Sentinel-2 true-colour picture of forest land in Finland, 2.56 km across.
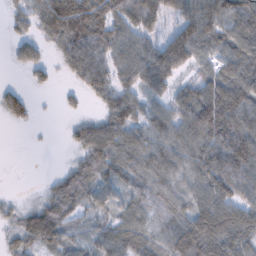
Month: February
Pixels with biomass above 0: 81%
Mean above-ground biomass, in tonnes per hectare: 61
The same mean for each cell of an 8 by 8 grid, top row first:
33 70 105 74 38 50 95 92
35 31 99 75 66 105 60 83
3 21 50 61 64 48 57 97
53 1 16 64 51 66 124 99
0 1 49 86 78 83 90 109
0 8 62 54 69 72 89 92
17 61 48 44 47 64 85 77
40 67 24 70 61 88 101 77
